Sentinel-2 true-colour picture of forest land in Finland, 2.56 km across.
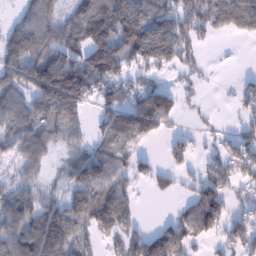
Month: January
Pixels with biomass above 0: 71%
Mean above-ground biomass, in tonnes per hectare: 81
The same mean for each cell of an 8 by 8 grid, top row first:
27 84 101 167 123 122 130 98
127 117 121 178 173 151 15 0
105 214 158 109 58 20 12 17
93 114 77 77 139 69 7 29
75 73 42 59 31 42 16 62
35 27 99 105 40 40 60 64
118 82 100 140 8 18 140 36
111 149 60 33 75 96 42 68
